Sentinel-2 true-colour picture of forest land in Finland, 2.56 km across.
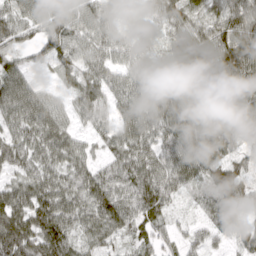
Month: March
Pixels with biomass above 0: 93%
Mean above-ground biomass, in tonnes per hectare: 69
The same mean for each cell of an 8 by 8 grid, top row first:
69 81 77 53 37 71 69 86
60 71 71 73 50 78 103 122
69 11 55 58 73 81 96 94
71 72 44 53 79 95 68 72
68 73 40 54 75 85 100 44
51 66 65 76 99 85 72 71
84 87 67 96 88 23 51 53
105 96 44 43 53 35 38 41
